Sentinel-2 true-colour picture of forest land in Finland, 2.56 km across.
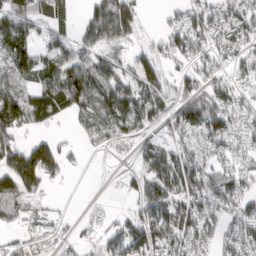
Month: March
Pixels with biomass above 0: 65%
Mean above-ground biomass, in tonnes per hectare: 58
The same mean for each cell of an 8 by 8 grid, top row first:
106 76 25 142 26 26 64 71
88 58 51 53 22 50 46 48
55 73 102 72 76 32 53 38
123 76 67 99 70 58 113 54
56 57 15 37 31 47 56 37
117 80 2 2 65 107 72 51
48 17 3 9 61 86 64 55
13 33 26 45 100 66 59 66
